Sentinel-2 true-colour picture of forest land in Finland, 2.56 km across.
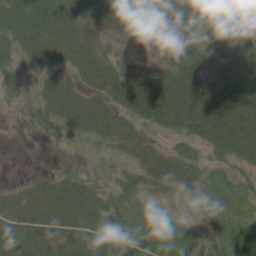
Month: June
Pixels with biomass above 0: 78%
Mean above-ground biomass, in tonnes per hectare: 35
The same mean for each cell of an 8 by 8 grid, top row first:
53 74 42 50 50 41 15 6
33 61 53 22 24 55 32 25
20 28 39 57 44 64 43 42
7 37 63 48 56 80 79 77
1 6 11 27 30 18 42 63
1 12 23 14 30 50 16 22
34 50 46 41 14 6 11 14
39 35 35 64 26 23 13 18
